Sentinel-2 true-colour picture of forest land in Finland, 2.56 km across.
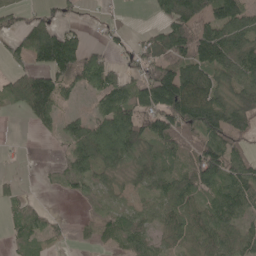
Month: May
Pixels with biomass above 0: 71%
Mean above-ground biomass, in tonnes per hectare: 71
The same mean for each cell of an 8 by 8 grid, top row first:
46 42 19 16 3 132 104 115
61 179 90 33 64 124 143 105
60 123 76 81 79 166 110 100
18 94 22 106 96 150 157 126
3 4 88 125 91 71 84 46
12 7 67 48 62 65 103 93
28 16 10 34 37 80 80 78
39 32 7 37 69 52 73 66
